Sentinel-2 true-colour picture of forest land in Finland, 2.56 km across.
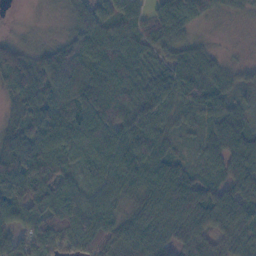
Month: November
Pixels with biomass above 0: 94%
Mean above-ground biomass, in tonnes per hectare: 68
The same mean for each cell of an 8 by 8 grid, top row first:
1 5 70 59 50 86 28 14
44 38 76 75 67 50 23 5
68 87 75 103 65 68 67 35
43 94 118 114 70 46 56 39
87 85 108 112 98 28 43 71
121 97 48 94 74 78 33 55
82 108 113 96 57 71 81 67
85 115 107 88 79 61 42 35
